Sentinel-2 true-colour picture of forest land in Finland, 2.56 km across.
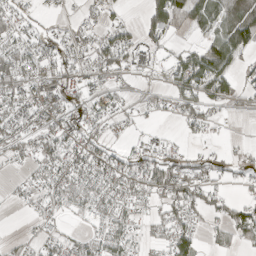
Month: April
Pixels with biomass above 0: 59%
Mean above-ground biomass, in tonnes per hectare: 34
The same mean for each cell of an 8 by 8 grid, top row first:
43 13 15 18 28 68 57 31
46 35 36 64 36 15 60 66
55 36 35 28 5 41 86 25
39 37 37 29 13 28 35 10
37 44 51 31 24 16 15 5
9 36 47 52 55 62 34 17
8 26 33 42 23 45 38 40
9 23 28 52 21 69 14 29
